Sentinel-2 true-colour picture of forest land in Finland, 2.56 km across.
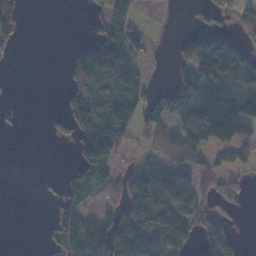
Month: November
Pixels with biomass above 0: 49%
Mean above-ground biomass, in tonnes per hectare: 53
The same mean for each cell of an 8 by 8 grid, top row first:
49 0 1 57 11 0 26 54
21 0 30 105 31 20 158 98
0 0 62 83 35 44 116 98
6 8 73 97 51 53 140 97
0 5 99 107 23 72 69 77
0 4 31 45 76 73 43 27
0 9 47 44 139 127 50 20
0 18 140 143 114 94 75 23
